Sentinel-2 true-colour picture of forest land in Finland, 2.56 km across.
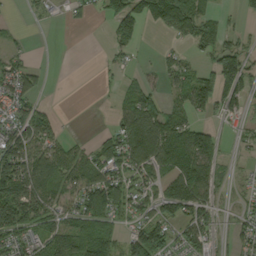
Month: September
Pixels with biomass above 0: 62%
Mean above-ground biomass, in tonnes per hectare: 63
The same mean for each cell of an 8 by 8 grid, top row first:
5 12 18 86 81 121 46 16
19 0 0 35 11 17 50 62
79 11 0 10 34 54 88 114
57 27 0 25 124 70 51 37
93 77 19 75 142 117 103 16
135 108 73 107 52 96 111 7
171 83 96 137 48 84 68 24
67 89 100 82 129 55 53 38
